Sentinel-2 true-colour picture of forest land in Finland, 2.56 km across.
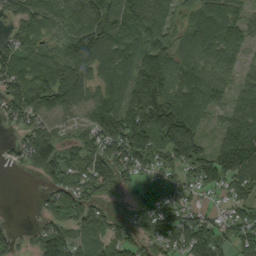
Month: September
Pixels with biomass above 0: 85%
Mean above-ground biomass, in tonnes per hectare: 93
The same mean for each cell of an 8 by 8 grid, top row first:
60 89 132 111 111 53 115 74
77 58 139 133 107 74 89 68
111 127 118 94 159 98 110 68
86 87 60 119 179 175 75 105
30 114 82 115 121 158 54 185
3 63 104 95 60 64 101 130
0 58 114 30 91 106 36 67
39 96 75 77 67 111 132 89
